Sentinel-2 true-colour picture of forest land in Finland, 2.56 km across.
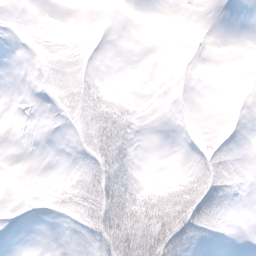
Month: February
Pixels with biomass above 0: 31%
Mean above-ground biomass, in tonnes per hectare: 8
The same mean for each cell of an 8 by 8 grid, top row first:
0 0 0 0 0 0 0 0
0 2 0 0 0 0 0 0
0 4 11 2 0 0 0 0
0 2 15 21 1 0 0 0
0 0 7 34 1 0 4 0
0 1 12 47 5 4 23 3
1 9 19 50 34 34 38 1
0 0 3 34 34 31 4 0
